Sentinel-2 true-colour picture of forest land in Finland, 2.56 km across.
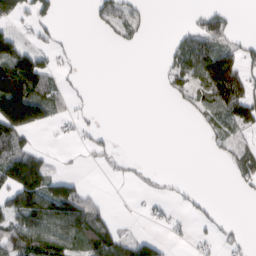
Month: March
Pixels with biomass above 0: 38%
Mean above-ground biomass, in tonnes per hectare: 45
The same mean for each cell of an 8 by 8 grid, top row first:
74 42 0 58 19 0 44 4
92 31 1 5 6 45 84 41
149 77 7 0 0 41 113 103
214 80 15 0 0 5 50 106
94 5 12 11 0 0 9 33
163 102 20 8 11 4 0 34
93 127 112 17 11 11 11 0
110 108 80 106 64 12 19 15
